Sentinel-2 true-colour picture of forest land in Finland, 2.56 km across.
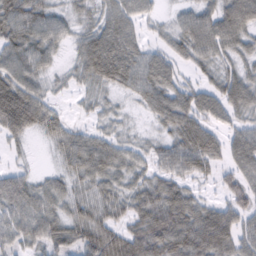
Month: February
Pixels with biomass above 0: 88%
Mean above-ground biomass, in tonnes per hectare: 53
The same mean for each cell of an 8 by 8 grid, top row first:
75 51 30 59 37 25 55 79
65 50 46 88 43 43 63 49
70 30 34 60 67 48 31 59
107 52 14 25 25 79 59 45
19 22 60 47 25 61 68 56
41 27 52 56 41 57 28 54
59 55 51 53 68 82 43 49
45 64 67 85 91 87 84 56
